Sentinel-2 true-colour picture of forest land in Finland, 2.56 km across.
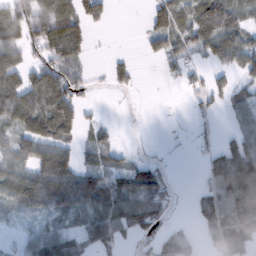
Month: February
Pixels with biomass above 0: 61%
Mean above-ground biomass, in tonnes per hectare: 58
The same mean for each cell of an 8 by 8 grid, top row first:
103 130 103 18 23 80 89 48
84 97 69 2 19 59 63 109
89 118 54 36 2 20 38 37
104 102 13 1 0 1 23 43
66 86 36 34 5 4 21 67
67 138 97 55 91 7 55 122
35 83 81 83 78 15 73 109
18 73 44 64 40 77 29 76
